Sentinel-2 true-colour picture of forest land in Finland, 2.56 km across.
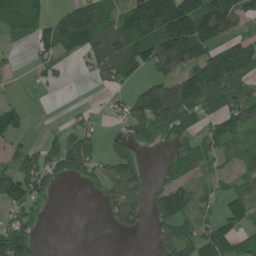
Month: June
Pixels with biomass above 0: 63%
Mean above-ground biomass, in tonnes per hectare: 76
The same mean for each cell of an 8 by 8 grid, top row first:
139 66 130 90 181 204 154 89
21 89 121 114 126 168 108 121
7 31 8 59 44 99 162 100
77 0 21 31 119 110 59 111
44 37 96 47 64 47 75 64
102 83 54 87 53 53 35 58
64 24 0 70 63 129 36 73
145 1 0 1 3 109 98 75
